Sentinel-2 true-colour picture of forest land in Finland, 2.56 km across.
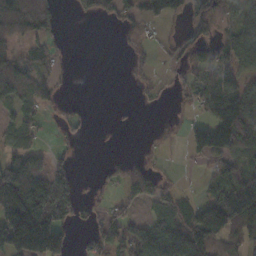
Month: October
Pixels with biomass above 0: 54%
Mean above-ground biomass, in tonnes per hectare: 67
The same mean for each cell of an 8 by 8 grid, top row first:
106 80 22 56 60 50 63 41
54 53 0 1 27 21 71 103
107 53 0 0 14 32 87 71
39 27 22 1 4 11 54 130
56 13 19 1 5 10 142 98
154 127 16 33 124 14 39 68
181 209 60 34 41 80 93 135
215 242 19 82 155 186 126 70
